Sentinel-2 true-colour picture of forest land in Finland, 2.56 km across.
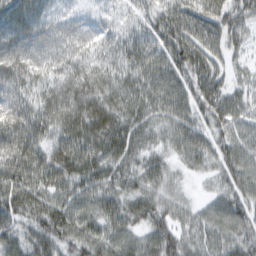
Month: February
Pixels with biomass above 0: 95%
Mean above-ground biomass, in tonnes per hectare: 57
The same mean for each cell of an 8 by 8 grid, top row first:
70 42 23 23 34 56 59 58
74 72 53 39 50 67 57 30
67 48 55 50 60 63 64 30
69 62 81 71 57 56 60 49
94 54 81 81 48 50 53 62
75 67 72 58 53 27 28 66
66 68 59 56 57 39 37 62
57 72 57 58 50 58 48 59
